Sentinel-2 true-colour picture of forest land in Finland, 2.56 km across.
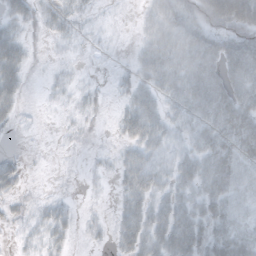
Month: October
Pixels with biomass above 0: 67%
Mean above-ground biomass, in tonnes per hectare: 25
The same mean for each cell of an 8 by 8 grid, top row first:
28 23 12 2 15 54 44 67
36 3 5 2 25 53 45 42
33 5 4 6 26 49 51 38
18 2 12 6 43 27 40 47
1 0 4 5 41 23 37 44
22 1 2 11 45 34 42 34
11 16 5 9 34 41 36 24
6 21 4 16 41 52 36 43
